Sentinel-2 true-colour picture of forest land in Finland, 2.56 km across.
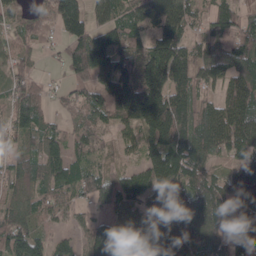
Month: April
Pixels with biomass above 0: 87%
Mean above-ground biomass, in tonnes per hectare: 97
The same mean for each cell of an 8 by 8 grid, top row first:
47 73 120 95 103 125 61 74
65 17 121 114 89 122 69 109
73 23 63 99 162 119 79 125
108 51 62 99 182 164 90 135
35 91 64 37 96 140 118 110
79 104 86 64 102 147 92 158
79 66 54 73 94 149 158 105
138 69 60 120 140 163 129 80
